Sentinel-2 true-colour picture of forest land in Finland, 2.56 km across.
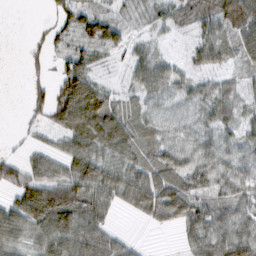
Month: February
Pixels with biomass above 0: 78%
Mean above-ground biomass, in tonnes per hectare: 47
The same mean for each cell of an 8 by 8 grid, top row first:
0 12 62 38 19 34 47 95
0 23 40 38 29 5 58 46
0 22 91 9 63 46 27 25
2 46 123 72 35 19 41 38
8 20 64 88 48 38 42 42
51 60 85 64 61 70 54 47
67 118 77 40 58 84 60 46
54 76 87 53 4 9 70 79
